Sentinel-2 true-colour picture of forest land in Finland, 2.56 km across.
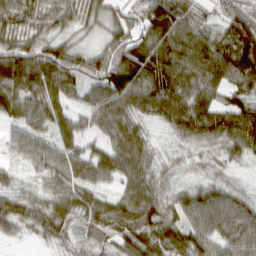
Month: March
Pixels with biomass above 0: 94%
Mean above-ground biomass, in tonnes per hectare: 69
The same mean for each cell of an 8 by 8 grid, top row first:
70 63 49 51 77 88 35 77
87 81 46 86 101 97 82 142
103 111 77 107 103 95 72 79
64 79 49 83 63 84 86 90
43 51 61 68 61 29 44 81
24 58 71 64 70 32 33 19
69 71 77 66 102 58 87 71
20 45 38 53 95 65 67 75
